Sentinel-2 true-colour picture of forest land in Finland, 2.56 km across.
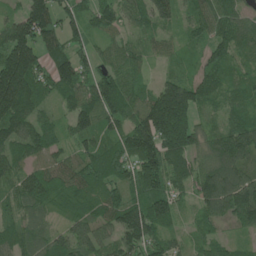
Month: June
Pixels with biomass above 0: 93%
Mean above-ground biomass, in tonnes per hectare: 99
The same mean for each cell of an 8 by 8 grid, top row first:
71 164 73 78 76 64 86 66
192 132 64 44 44 39 77 69
252 98 113 96 37 88 85 43
207 40 121 124 153 297 38 64
112 76 68 91 186 185 93 123
75 96 99 114 173 71 122 117
69 55 75 97 153 65 90 148
81 71 94 75 137 42 56 30
